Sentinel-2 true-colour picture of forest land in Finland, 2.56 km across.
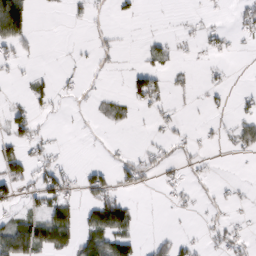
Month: February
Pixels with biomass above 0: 31%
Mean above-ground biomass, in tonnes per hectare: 24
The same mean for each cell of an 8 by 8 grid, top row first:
115 1 10 13 4 2 8 24
34 0 5 14 15 14 25 6
6 16 11 3 54 10 10 0
27 12 4 22 13 11 10 21
51 25 1 7 8 26 9 32
63 56 29 40 39 15 10 3
21 52 35 83 3 12 11 10
90 79 52 86 13 28 16 29
